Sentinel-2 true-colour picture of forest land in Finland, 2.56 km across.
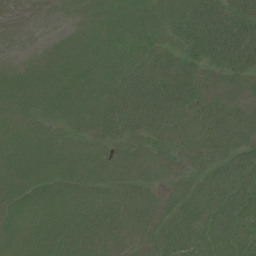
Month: July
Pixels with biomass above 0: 87%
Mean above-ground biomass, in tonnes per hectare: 16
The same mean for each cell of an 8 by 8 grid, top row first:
0 0 2 9 12 21 52 46
0 1 7 12 14 20 47 57
7 9 11 18 33 33 12 22
9 11 12 21 38 23 26 18
10 10 9 11 13 16 19 16
10 10 10 10 10 5 12 28
10 9 12 13 13 9 19 25
9 9 14 9 5 13 15 13
